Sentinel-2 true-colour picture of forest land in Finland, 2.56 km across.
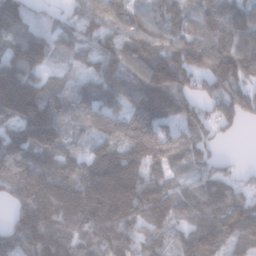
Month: January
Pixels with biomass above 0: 91%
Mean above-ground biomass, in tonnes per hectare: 132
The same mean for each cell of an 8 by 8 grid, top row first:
182 33 102 134 105 139 136 130
130 112 76 141 164 186 168 151
226 71 58 126 164 183 127 146
179 153 88 103 144 136 89 126
130 166 60 124 149 124 99 3
114 155 141 218 160 63 119 50
89 185 188 204 158 112 157 161
143 178 132 165 116 81 194 124
